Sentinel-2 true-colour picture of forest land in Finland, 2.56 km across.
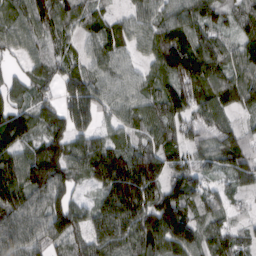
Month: March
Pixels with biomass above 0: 92%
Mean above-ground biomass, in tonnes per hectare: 103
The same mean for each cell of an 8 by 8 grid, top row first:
93 97 87 51 84 102 97 74
72 64 57 118 77 156 105 75
57 68 111 97 68 125 111 91
128 102 129 72 91 118 95 58
126 121 84 86 80 85 82 102
141 176 74 183 169 91 60 93
150 156 69 148 149 155 85 25
141 121 98 148 149 163 85 69
